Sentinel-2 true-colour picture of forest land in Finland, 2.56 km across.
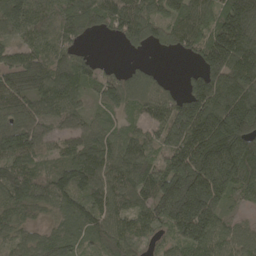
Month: April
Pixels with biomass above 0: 90%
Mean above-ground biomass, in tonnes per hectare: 117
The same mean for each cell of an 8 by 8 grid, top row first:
120 109 161 141 132 117 101 186
87 114 41 4 51 62 144 195
120 155 108 78 71 16 132 176
95 93 71 70 67 145 195 251
142 63 104 98 103 149 224 223
126 97 129 119 137 184 224 164
101 59 92 109 113 203 177 26
61 67 56 108 61 97 150 89
